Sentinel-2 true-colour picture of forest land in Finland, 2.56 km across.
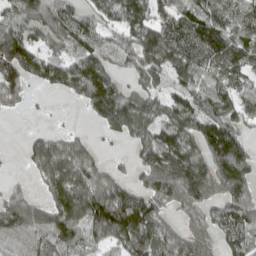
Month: April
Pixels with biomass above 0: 77%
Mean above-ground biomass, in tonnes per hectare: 81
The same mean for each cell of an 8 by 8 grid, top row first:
87 96 61 65 91 95 89 86
138 64 81 69 120 117 112 93
128 77 109 86 67 52 76 67
22 6 12 121 99 96 80 72
2 98 54 10 91 113 62 48
8 88 90 59 71 128 105 73
91 79 101 160 142 57 65 101
72 91 69 80 114 80 69 85
